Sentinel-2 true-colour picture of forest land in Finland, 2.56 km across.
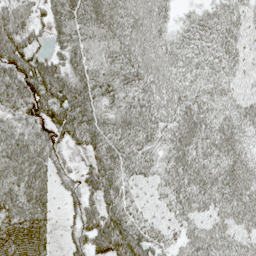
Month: May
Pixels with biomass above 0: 91%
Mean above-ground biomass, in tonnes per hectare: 54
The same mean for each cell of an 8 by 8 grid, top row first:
56 41 66 63 60 25 36 42
67 35 53 57 61 48 44 45
75 91 56 56 60 47 45 36
50 63 78 47 65 60 53 50
65 55 48 64 52 67 66 53
63 45 37 62 43 66 69 70
63 36 42 60 32 52 51 72
44 19 34 92 63 36 65 52
